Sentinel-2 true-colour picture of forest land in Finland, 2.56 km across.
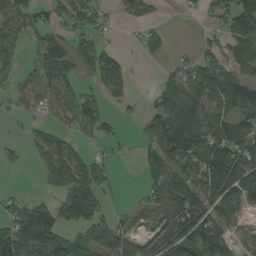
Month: August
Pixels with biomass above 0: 60%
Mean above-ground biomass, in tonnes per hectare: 62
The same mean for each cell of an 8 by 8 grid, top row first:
52 48 67 19 27 2 31 118
31 51 41 27 29 8 29 50
28 50 26 122 0 52 74 54
31 36 80 21 37 126 95 69
13 53 28 18 43 125 131 125
2 30 70 27 39 73 141 147
56 97 119 22 31 101 94 56
163 144 56 96 50 131 121 45
